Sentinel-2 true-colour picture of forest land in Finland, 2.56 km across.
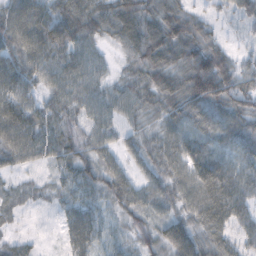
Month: October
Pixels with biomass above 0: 93%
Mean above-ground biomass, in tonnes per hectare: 60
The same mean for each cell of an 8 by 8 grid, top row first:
75 77 94 75 74 81 32 40
69 90 59 29 92 86 78 24
78 55 68 32 60 73 139 76
80 51 49 47 50 78 78 75
82 61 54 39 48 72 66 66
25 24 61 63 41 63 94 73
31 16 59 41 54 46 86 64
28 5 65 35 43 88 63 45
